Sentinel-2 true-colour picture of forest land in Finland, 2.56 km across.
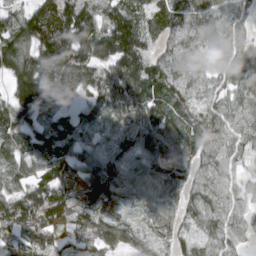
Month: April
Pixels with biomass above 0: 93%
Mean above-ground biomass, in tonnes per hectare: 70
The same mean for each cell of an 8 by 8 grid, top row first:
60 111 113 86 61 84 78 55
104 127 104 111 78 66 42 61
77 108 86 99 105 80 44 66
72 52 43 73 85 60 50 65
56 84 64 48 82 77 61 58
57 66 59 101 83 81 60 41
71 90 61 60 61 58 67 49
51 52 53 63 40 51 54 43
